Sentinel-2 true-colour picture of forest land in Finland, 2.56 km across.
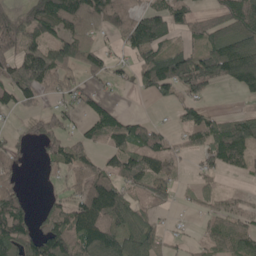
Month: May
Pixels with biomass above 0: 63%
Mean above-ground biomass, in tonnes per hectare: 72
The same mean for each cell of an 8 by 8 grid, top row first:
52 120 135 108 81 72 44 115
74 94 116 30 104 47 76 134
90 100 47 40 71 105 95 120
32 37 43 71 6 26 48 26
23 50 56 80 100 45 102 134
36 15 90 94 95 38 38 27
101 33 117 127 46 15 39 52
113 104 132 113 96 18 49 84
